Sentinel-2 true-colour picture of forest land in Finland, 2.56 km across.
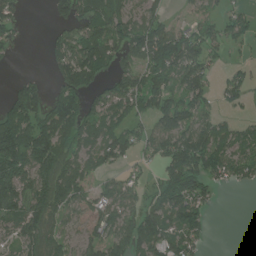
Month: June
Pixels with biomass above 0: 67%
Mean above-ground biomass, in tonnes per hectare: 80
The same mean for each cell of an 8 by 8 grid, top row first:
49 21 103 114 70 13 33 39
16 37 115 98 154 164 67 21
29 25 108 69 97 95 66 43
141 118 94 88 65 132 55 24
189 143 85 95 52 132 130 72
154 119 99 37 24 135 99 54
115 112 65 92 75 123 43 0
68 95 46 94 102 91 25 0
